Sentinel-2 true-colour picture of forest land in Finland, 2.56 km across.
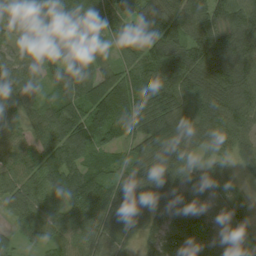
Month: August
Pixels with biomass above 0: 94%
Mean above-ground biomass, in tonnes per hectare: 91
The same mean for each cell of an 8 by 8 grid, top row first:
62 81 97 96 116 107 104 130
48 73 87 42 113 123 126 151
89 57 97 95 108 112 122 139
77 80 111 170 132 114 131 120
70 88 85 76 96 105 75 68
79 95 106 82 118 92 62 31
71 72 141 148 94 97 41 53
36 62 77 70 45 68 61 74
